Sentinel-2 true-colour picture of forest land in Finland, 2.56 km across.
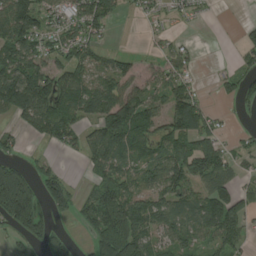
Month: August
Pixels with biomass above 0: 63%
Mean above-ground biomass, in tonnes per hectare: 63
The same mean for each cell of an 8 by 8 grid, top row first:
108 45 68 53 21 16 5 1
93 51 65 14 5 29 0 24
119 93 79 79 36 59 2 42
87 120 88 118 85 127 48 7
24 37 46 87 74 71 64 16
145 43 5 62 62 97 107 28
234 58 49 129 83 83 97 70
28 55 10 148 79 68 47 46
